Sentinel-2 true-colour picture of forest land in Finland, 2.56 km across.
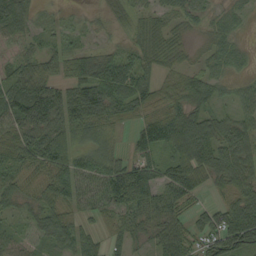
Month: September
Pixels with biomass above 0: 87%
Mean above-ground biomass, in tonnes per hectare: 61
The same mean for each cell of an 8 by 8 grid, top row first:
71 29 20 23 39 35 30 24
39 44 35 30 55 33 28 26
69 65 83 89 63 45 54 25
98 120 99 62 52 76 60 44
66 102 67 40 69 99 104 87
42 59 89 92 109 96 67 78
37 63 55 63 81 56 34 93
44 53 69 36 37 72 61 105
